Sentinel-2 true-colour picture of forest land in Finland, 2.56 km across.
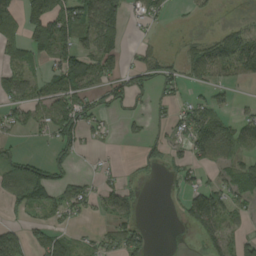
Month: August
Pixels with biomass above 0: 53%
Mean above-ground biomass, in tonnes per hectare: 52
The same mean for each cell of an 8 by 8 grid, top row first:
67 135 113 101 36 6 12 6
52 63 92 89 20 5 54 122
67 63 125 75 46 42 39 46
60 71 90 35 20 36 63 22
20 27 51 7 33 32 96 65
95 89 18 20 9 31 21 76
44 66 56 68 9 11 120 40
65 73 24 52 36 0 59 43
